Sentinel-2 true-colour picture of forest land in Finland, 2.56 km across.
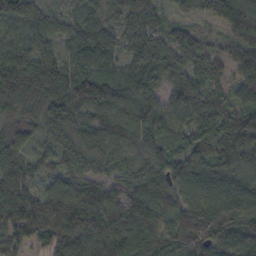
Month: October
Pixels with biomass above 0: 96%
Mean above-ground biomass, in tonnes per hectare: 102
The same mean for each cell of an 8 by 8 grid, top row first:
87 57 64 61 118 64 80 131
67 63 98 77 132 126 71 103
121 109 134 85 103 84 87 84
87 133 95 112 104 104 99 113
81 62 96 102 85 70 112 127
114 56 110 69 118 113 114 111
121 104 104 119 136 122 143 148
104 95 114 130 121 116 139 133
